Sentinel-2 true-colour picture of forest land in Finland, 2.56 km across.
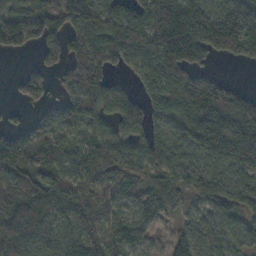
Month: November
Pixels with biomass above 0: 85%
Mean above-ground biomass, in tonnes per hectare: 112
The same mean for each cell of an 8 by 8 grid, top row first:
94 102 171 129 146 263 170 232
55 102 101 147 147 255 119 125
34 78 151 78 73 148 81 8
15 73 126 96 117 142 241 189
144 87 63 84 109 100 150 213
122 105 84 93 71 92 95 93
132 114 109 73 84 69 81 101
106 83 96 75 74 94 85 71
